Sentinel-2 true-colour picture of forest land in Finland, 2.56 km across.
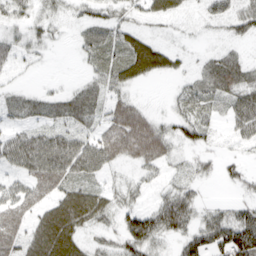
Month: March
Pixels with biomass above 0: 69%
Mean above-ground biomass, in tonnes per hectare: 39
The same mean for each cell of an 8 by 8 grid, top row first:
25 21 17 25 23 19 21 35
33 13 18 35 63 15 7 12
8 3 12 39 34 13 35 52
27 35 58 49 37 20 25 57
59 69 54 80 105 36 19 18
37 80 46 13 17 14 14 22
63 48 83 32 38 78 18 34
66 92 42 20 86 33 68 122
